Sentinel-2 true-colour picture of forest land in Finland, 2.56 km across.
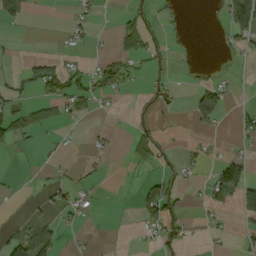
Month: September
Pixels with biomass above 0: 24%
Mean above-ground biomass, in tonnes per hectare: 21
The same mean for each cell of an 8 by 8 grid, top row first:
46 0 19 3 34 11 5 60
5 1 15 13 51 6 0 22
15 66 43 53 16 11 15 7
36 19 26 12 11 4 68 16
23 5 4 5 40 9 9 12
3 7 4 1 13 24 15 72
2 24 25 2 57 31 19 47
42 47 7 1 14 26 7 14
